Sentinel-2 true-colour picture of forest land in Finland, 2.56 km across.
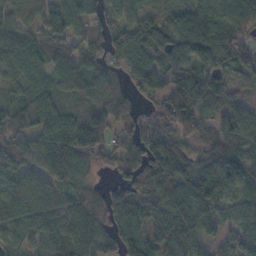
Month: November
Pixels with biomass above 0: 92%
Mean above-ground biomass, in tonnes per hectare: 91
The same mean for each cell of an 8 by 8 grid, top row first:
88 138 83 83 78 74 96 95
106 104 83 81 94 85 100 80
71 89 118 97 106 86 110 40
83 126 83 113 58 142 60 75
125 139 164 91 103 88 64 112
101 89 73 44 102 101 86 87
102 112 90 88 83 95 75 62
79 89 88 74 107 83 44 67
